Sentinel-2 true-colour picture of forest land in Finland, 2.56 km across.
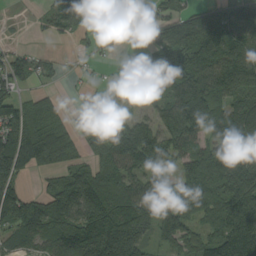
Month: September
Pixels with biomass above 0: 78%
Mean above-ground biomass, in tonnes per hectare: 103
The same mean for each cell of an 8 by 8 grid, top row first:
4 55 114 26 15 75 90 145
28 10 26 13 44 170 169 123
95 36 15 20 123 145 149 145
117 86 13 57 40 149 127 137
145 150 52 92 154 128 107 173
105 52 112 110 104 83 143 178
149 103 163 143 125 135 85 146
75 85 186 243 136 105 79 168
